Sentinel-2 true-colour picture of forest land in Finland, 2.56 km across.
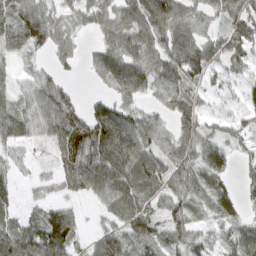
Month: March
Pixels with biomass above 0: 81%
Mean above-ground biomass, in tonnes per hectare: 51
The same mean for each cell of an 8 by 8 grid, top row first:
66 58 42 59 86 66 35 57
61 52 23 58 69 78 54 52
27 40 9 65 61 68 37 31
46 74 45 74 35 52 24 32
35 31 91 113 69 53 51 34
24 13 79 97 62 47 67 24
24 34 17 48 43 50 55 43
75 88 33 77 68 44 28 39
